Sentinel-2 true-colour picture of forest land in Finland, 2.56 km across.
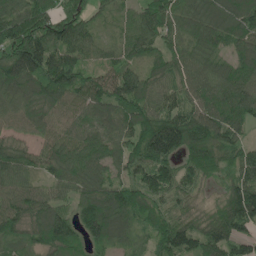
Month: May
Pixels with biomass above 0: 94%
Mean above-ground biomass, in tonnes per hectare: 110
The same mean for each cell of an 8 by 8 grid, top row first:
132 137 98 51 95 107 130 149
164 150 103 46 96 81 95 93
149 156 111 117 102 105 106 108
88 102 87 95 113 104 130 117
91 83 99 98 163 172 157 89
102 70 114 87 130 122 79 105
110 120 107 160 128 85 69 169
74 135 80 103 46 151 115 102
